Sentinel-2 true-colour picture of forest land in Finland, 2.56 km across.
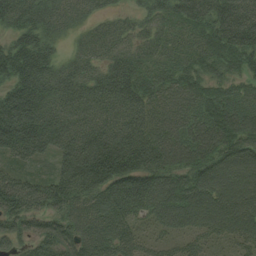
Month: August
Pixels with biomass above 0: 94%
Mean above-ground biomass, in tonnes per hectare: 91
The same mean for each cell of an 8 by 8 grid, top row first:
80 60 37 28 33 65 102 122
107 57 29 48 49 45 82 126
124 100 80 119 84 77 67 58
179 102 92 95 95 87 105 105
120 81 134 167 147 109 107 103
72 72 166 163 156 86 102 91
106 81 79 109 89 108 109 105
60 78 82 85 46 42 49 59
